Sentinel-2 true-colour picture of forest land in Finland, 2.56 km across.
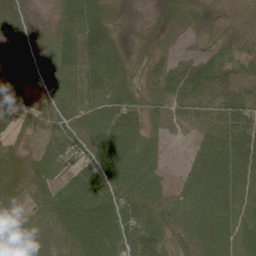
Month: June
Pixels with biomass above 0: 95%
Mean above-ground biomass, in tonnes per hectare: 59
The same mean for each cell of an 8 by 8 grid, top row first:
52 11 77 24 10 36 20 23
55 27 98 63 23 10 24 21
32 33 80 98 32 46 55 53
53 59 71 85 51 52 46 82
35 59 70 84 61 10 47 89
61 56 68 91 72 13 84 80
45 71 100 100 94 74 86 70
86 68 94 87 111 72 80 79
